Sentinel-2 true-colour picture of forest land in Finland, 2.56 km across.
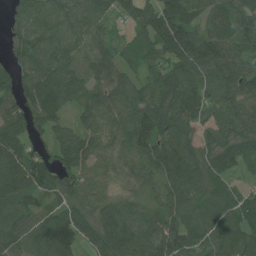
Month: July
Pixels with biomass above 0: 92%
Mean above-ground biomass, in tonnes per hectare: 81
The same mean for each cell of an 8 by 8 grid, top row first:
47 93 89 63 102 131 65 88
66 91 71 57 66 144 120 89
70 107 81 60 59 116 78 108
78 100 60 79 108 118 66 95
86 59 99 49 101 113 72 91
116 75 78 36 62 96 75 34
52 44 69 83 47 71 65 75
68 80 82 117 98 89 67 75
